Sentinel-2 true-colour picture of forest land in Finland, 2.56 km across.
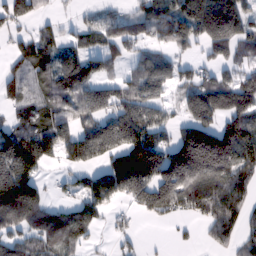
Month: February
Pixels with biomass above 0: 69%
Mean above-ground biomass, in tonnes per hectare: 114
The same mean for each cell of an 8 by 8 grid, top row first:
108 33 25 42 123 174 242 154
66 102 86 83 66 84 95 118
101 98 159 83 138 81 93 108
73 105 107 102 154 33 164 160
206 165 143 88 159 125 225 221
219 24 53 166 219 184 187 140
198 106 92 58 111 103 135 110
93 143 89 26 13 9 38 80
